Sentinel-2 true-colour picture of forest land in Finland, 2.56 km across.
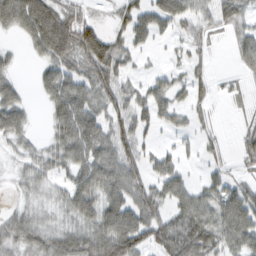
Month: February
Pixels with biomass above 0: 75%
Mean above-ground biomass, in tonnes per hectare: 45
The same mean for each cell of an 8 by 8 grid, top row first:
80 94 35 21 47 58 53 47
10 74 78 43 19 13 19 35
27 45 57 50 22 25 23 12
57 25 77 52 42 34 15 7
32 27 78 68 34 16 18 24
23 35 58 70 42 42 24 23
20 25 61 63 64 47 59 78
53 53 66 96 67 80 79 62
